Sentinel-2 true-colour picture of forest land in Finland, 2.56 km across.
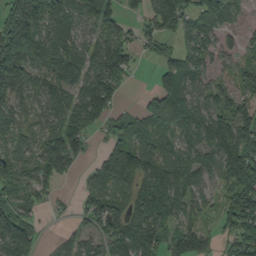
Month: September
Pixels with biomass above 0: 80%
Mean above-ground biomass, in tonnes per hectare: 103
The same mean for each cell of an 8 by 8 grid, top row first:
228 154 104 93 66 145 108 32
244 125 78 136 52 54 92 54
180 76 128 127 2 104 64 66
85 68 129 99 90 144 111 107
71 112 92 75 128 71 101 180
83 101 35 164 132 114 61 173
93 26 41 95 140 86 44 159
170 14 59 125 180 93 79 131
